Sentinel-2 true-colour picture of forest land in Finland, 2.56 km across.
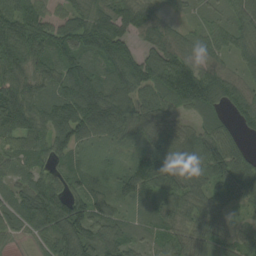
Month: August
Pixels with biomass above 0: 91%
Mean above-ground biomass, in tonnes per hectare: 70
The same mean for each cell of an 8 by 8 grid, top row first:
93 55 63 85 61 19 36 68
114 86 94 114 49 69 59 49
94 73 123 81 99 115 91 58
132 81 132 121 81 46 53 64
55 69 69 51 48 44 69 39
42 48 52 39 94 70 63 74
59 102 82 59 40 60 66 43
20 59 96 83 39 49 74 51
